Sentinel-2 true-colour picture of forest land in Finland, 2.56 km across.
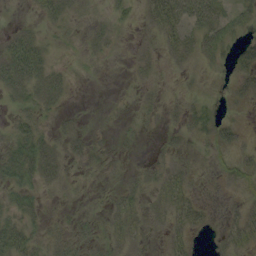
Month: September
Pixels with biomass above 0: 54%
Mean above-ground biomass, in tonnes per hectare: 17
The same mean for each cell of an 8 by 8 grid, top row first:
1 23 11 12 18 43 45 17
43 16 9 9 9 24 31 18
47 38 3 0 11 7 5 14
15 15 3 1 6 13 19 4
29 22 12 4 2 11 13 16
31 28 4 4 17 23 2 26
26 6 3 16 20 34 10 15
48 21 13 18 8 19 5 26
